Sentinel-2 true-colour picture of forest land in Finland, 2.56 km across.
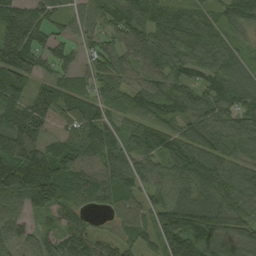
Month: September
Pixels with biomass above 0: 93%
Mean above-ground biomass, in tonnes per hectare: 88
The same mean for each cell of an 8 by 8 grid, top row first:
109 76 57 92 103 80 63 110
171 78 43 70 89 91 93 47
113 54 46 83 65 85 73 87
97 83 81 59 92 84 97 91
132 73 105 70 87 105 106 86
144 180 118 98 70 78 103 85
72 104 75 52 56 70 93 91
58 71 100 51 64 132 127 97
